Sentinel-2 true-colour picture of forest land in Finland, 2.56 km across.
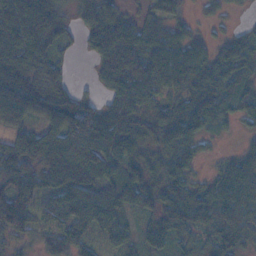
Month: November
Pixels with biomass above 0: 85%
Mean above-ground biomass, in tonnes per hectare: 61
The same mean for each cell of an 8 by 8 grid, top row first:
80 100 47 71 35 37 16 6
75 66 19 93 79 77 43 65
57 65 6 59 77 76 84 63
21 65 69 61 51 56 87 55
64 71 71 66 47 87 19 12
92 59 70 41 44 86 28 91
126 57 92 79 46 101 84 90
31 48 70 55 52 43 44 56
